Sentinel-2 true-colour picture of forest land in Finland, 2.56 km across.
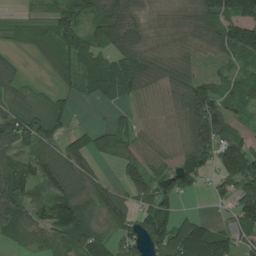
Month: July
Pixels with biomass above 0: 78%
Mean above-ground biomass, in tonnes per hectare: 70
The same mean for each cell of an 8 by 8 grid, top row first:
16 47 86 113 44 43 102 107
22 54 88 92 74 58 69 116
55 16 78 96 92 82 46 50
79 73 3 12 36 61 117 33
77 62 58 73 57 49 103 78
106 97 90 16 92 93 40 104
112 114 92 95 57 49 5 89
50 72 104 45 82 114 105 65
